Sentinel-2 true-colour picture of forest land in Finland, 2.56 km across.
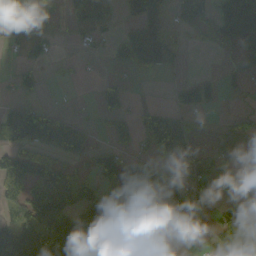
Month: October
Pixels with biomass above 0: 55%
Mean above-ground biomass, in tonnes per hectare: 71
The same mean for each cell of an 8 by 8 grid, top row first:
118 37 72 23 114 41 56 267
35 28 18 26 163 54 18 87
36 6 11 24 7 15 42 40
62 34 8 67 49 73 43 28
81 78 68 66 67 171 21 49
124 110 56 96 116 86 68 106
50 132 141 112 97 95 48 78
139 183 140 91 29 17 20 113
